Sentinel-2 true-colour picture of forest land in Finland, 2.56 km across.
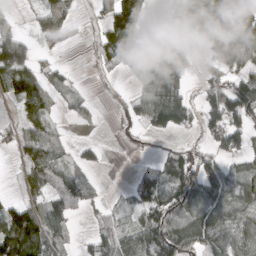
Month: March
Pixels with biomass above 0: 63%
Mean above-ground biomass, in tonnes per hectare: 58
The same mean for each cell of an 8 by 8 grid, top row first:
15 67 17 87 38 53 97 113
108 31 11 71 42 53 42 87
118 45 7 10 55 72 42 60
20 47 27 9 60 120 78 116
29 80 28 2 7 17 33 67
8 78 49 1 38 79 73 66
73 80 38 20 63 98 75 66
196 91 18 69 94 115 63 59
